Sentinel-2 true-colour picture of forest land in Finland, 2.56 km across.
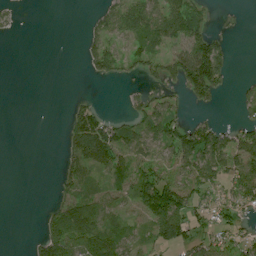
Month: July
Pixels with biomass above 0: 50%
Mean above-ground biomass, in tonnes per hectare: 42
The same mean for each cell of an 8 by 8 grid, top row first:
12 0 1 50 69 82 27 6
0 0 22 40 40 50 97 0
0 0 1 22 24 58 134 8
0 0 52 8 55 32 16 21
0 0 85 95 56 89 111 74
0 0 55 60 73 58 84 93
0 17 73 52 70 112 46 51
0 82 79 62 30 74 62 49
